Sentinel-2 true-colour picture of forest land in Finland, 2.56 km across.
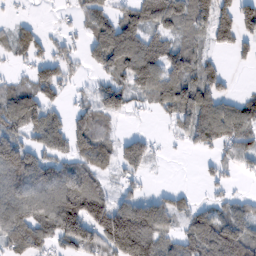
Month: February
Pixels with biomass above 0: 66%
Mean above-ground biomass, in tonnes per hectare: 73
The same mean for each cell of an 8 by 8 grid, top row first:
13 1 45 67 96 99 93 88
74 42 35 178 113 69 32 15
25 96 17 68 114 98 62 1
128 74 52 79 19 93 114 89
112 57 91 44 6 16 64 72
117 94 89 28 16 0 10 18
111 114 143 105 85 64 49 52
91 69 117 160 174 61 120 146
